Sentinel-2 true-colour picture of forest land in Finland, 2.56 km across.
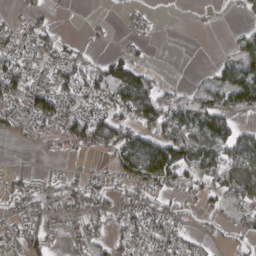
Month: March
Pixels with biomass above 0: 58%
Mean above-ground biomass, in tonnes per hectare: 44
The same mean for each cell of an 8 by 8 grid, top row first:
16 12 0 2 17 1 7 12
43 40 23 7 10 0 0 45
72 39 55 102 59 3 23 93
41 71 51 59 99 68 86 61
8 15 49 79 86 123 106 75
25 24 20 28 93 78 59 71
47 36 37 31 55 26 22 53
49 43 55 39 44 52 24 28
